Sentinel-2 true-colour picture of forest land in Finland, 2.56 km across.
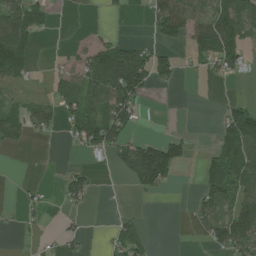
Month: July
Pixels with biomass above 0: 42%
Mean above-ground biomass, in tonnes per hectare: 50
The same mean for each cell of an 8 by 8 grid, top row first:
96 38 0 12 17 132 83 94
136 0 26 73 44 31 95 71
53 26 91 163 101 29 10 15
43 56 119 104 15 0 0 67
23 4 56 96 64 60 8 131
0 0 44 6 126 37 99 112
12 16 20 1 2 0 62 102
4 5 23 41 51 0 45 112
